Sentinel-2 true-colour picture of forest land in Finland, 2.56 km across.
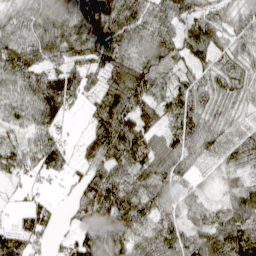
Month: April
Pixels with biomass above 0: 90%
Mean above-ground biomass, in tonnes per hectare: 70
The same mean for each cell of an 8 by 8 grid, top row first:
49 80 85 100 68 59 63 50
82 79 86 94 82 73 79 52
85 104 60 94 100 51 60 73
68 115 12 115 79 83 67 43
44 73 27 118 103 78 69 67
40 46 55 98 87 71 22 40
14 42 107 109 75 36 36 89
74 23 58 97 47 66 73 121
